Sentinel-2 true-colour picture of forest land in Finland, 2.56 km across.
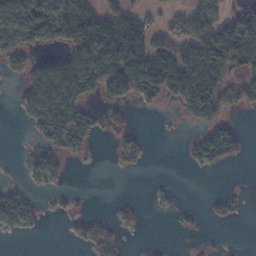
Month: November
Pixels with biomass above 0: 46%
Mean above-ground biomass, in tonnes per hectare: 52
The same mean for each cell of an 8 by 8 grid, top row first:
87 97 109 86 52 46 70 106
75 36 112 94 101 103 130 178
16 100 114 163 133 144 132 54
14 94 66 26 13 22 95 26
2 53 50 22 24 2 102 40
5 66 0 1 3 1 5 0
88 10 9 9 11 13 9 15
7 0 35 48 2 1 4 0
